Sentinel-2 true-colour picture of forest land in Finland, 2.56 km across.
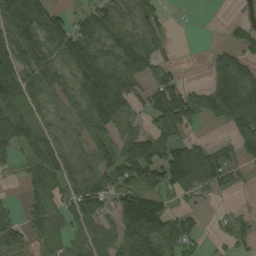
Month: August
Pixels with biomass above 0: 70%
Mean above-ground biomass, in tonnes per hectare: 77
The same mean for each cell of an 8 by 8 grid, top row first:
153 108 42 99 84 1 0 6
129 100 119 94 110 13 13 72
128 93 111 113 64 55 53 108
77 40 71 129 55 168 83 147
85 85 57 75 110 88 47 77
18 96 96 111 99 120 107 28
25 76 109 58 164 35 10 8
90 49 44 64 132 101 16 37
